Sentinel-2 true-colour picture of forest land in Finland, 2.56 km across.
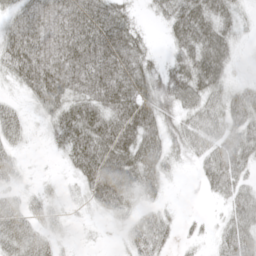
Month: May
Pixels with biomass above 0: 81%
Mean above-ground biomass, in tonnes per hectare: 41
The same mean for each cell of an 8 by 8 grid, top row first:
31 48 57 55 11 52 60 28
55 50 59 64 32 32 68 16
32 64 54 62 58 59 70 15
29 35 57 54 61 43 53 50
24 12 60 66 62 32 51 55
23 4 33 72 56 10 45 45
35 27 9 36 25 7 4 51
50 30 6 4 52 21 15 61
